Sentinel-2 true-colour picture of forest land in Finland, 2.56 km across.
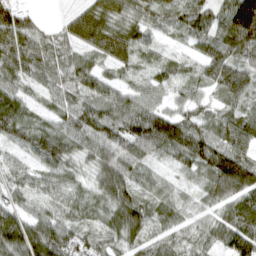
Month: April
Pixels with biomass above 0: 94%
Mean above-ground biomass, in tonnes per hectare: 76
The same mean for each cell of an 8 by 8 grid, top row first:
91 7 81 82 54 62 74 177
117 76 76 124 51 20 69 107
70 69 80 44 38 52 62 87
84 47 97 97 98 66 52 61
52 100 66 111 120 117 100 84
44 57 28 113 40 25 79 163
57 44 45 85 79 57 51 104
141 133 83 50 62 60 58 105
